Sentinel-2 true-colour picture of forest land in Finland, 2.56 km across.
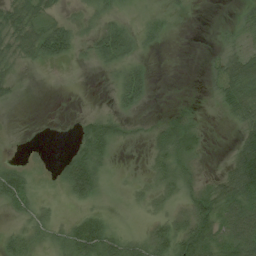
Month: July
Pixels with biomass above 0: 59%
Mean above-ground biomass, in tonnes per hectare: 32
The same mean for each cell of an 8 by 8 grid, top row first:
51 34 20 30 19 14 1 20
41 81 27 80 18 0 4 33
14 0 0 17 48 0 16 73
0 1 5 23 12 11 5 49
4 2 45 46 17 61 12 44
59 13 94 14 18 51 13 88
34 23 23 17 20 33 57 72
35 32 87 58 39 63 62 74
